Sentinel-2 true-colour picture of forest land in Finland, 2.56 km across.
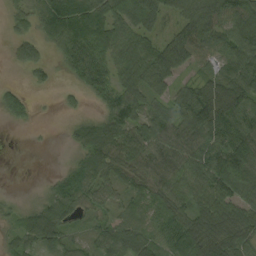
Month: September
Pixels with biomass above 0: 81%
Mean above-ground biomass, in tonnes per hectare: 61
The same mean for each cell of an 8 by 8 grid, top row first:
33 70 105 74 38 50 95 92
35 31 99 75 66 105 60 83
3 21 50 61 64 48 57 97
53 1 16 64 51 66 124 99
0 1 49 86 78 83 90 109
0 8 62 54 69 72 89 92
17 61 48 44 47 64 85 77
40 67 24 70 61 88 101 77
